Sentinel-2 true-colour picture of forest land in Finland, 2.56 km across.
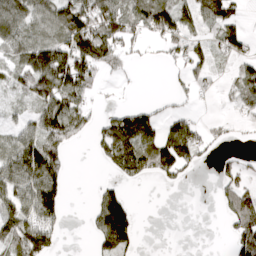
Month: April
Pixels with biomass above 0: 54%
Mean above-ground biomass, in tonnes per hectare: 64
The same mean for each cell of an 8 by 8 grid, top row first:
95 82 127 109 99 100 94 40
75 127 150 91 14 42 47 38
54 172 128 13 3 17 36 52
24 117 78 37 48 30 2 30
78 130 20 110 89 127 34 7
120 148 0 23 50 51 1 51
101 132 1 127 1 0 0 102
102 95 1 126 5 0 0 92
